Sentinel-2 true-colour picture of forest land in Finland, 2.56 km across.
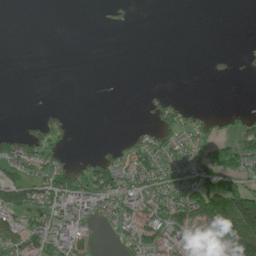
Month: June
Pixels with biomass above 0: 39%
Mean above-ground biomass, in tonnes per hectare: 40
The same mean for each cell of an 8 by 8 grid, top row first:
0 0 0 8 0 0 0 0
0 0 0 0 0 0 0 5
0 0 0 0 0 0 4 5
0 13 0 0 8 57 15 19
53 73 0 15 53 57 64 70
63 84 69 101 84 59 86 94
93 70 66 53 76 94 162 188
80 86 27 11 87 51 81 190
